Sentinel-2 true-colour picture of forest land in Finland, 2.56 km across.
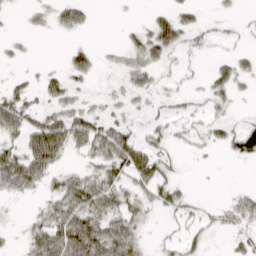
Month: April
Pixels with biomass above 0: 52%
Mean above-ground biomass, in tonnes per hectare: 24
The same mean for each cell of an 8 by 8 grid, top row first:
2 15 26 1 4 30 5 6
7 0 17 7 42 36 10 10
10 22 16 7 23 11 19 23
47 28 36 16 19 16 15 6
30 80 35 55 39 15 15 46
56 31 27 37 52 17 1 0
2 26 56 42 27 25 10 34
7 59 78 59 16 14 11 16
